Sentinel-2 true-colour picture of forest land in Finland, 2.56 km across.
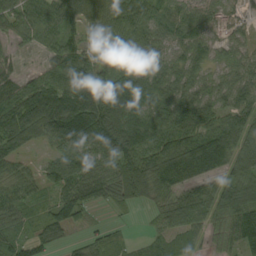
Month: September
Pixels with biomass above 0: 88%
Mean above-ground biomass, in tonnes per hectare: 78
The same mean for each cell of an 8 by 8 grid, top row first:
74 74 80 91 82 61 45 20
26 53 63 83 57 53 54 35
53 81 130 111 87 58 42 55
127 210 188 158 113 114 76 59
78 54 112 132 112 101 149 67
60 63 102 84 114 161 100 68
70 49 76 30 26 76 60 99
56 59 24 26 19 39 26 91
